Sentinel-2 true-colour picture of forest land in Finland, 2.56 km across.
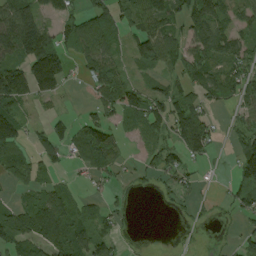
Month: August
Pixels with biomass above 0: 64%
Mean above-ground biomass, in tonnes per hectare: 70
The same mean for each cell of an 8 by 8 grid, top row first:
153 70 64 91 100 65 147 52
146 157 93 72 92 68 109 63
142 189 43 86 25 56 86 89
93 18 20 78 83 93 53 44
98 77 88 84 28 78 78 64
63 29 18 41 30 64 6 83
65 128 56 35 0 15 10 54
112 113 92 63 1 5 2 42
